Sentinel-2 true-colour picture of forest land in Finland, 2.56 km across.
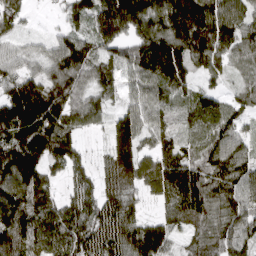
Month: April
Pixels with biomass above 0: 92%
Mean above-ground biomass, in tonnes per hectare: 115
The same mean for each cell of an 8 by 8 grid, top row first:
90 9 67 195 167 223 189 112
51 66 125 103 159 159 146 100
116 114 98 93 105 121 54 47
177 188 100 72 95 64 109 78
193 168 68 107 80 81 80 88
156 79 79 133 109 139 128 126
151 110 118 131 46 117 132 121
160 129 138 143 158 68 121 119
